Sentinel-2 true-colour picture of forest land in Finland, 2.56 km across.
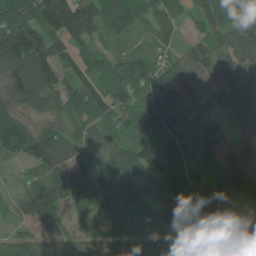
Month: June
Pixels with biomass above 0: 94%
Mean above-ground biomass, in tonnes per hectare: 91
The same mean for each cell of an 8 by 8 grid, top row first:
142 163 124 100 73 76 78 85
190 130 70 40 36 50 94 126
97 114 94 87 111 136 73 96
68 48 67 73 111 132 78 81
104 144 70 70 92 73 93 79
21 119 92 110 87 77 60 139
64 171 73 86 86 97 97 42
59 106 81 79 76 85 83 69
